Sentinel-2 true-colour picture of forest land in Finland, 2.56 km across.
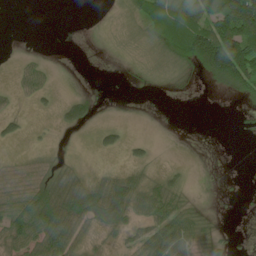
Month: June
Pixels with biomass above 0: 50%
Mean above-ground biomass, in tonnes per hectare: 39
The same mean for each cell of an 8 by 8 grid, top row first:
0 0 0 4 55 79 109 218
1 1 0 5 10 79 217 182
16 22 0 1 9 12 43 135
14 8 56 1 0 0 0 8
10 4 2 25 18 0 0 2
37 45 31 40 33 18 0 2
86 119 100 109 65 65 10 5
62 97 39 14 57 89 38 4
